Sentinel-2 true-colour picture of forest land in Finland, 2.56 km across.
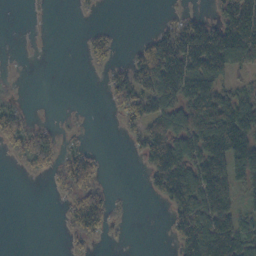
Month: October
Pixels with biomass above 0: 49%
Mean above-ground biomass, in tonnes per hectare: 50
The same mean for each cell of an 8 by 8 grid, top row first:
0 2 5 0 0 16 13 145
0 0 6 28 47 118 159 153
5 0 0 32 45 132 109 29
46 0 3 7 46 77 130 116
48 65 17 0 60 96 139 133
3 24 90 2 19 143 139 82
0 0 76 36 0 77 125 50
0 0 27 5 0 52 147 105
